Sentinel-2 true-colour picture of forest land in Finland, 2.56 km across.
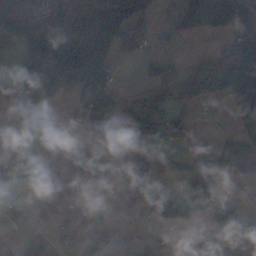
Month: November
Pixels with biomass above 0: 47%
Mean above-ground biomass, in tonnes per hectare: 52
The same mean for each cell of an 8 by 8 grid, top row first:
77 63 80 125 75 35 70 86
67 126 175 71 50 11 12 79
38 76 137 41 54 103 100 129
8 5 54 95 147 60 9 64
11 15 11 24 36 45 27 60
13 2 13 8 79 55 75 55
3 0 10 13 31 93 69 47
12 30 34 8 18 54 42 37
